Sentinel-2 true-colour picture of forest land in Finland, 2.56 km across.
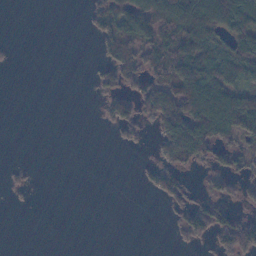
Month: November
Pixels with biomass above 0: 38%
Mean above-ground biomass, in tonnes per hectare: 39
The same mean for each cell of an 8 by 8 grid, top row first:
0 0 3 95 121 113 118 118
3 0 0 59 79 103 74 90
0 0 0 45 67 108 121 64
0 0 0 61 45 111 135 135
0 0 0 5 10 106 91 53
7 0 0 0 21 62 27 37
2 0 0 0 0 18 63 21
0 0 0 0 0 10 30 99
